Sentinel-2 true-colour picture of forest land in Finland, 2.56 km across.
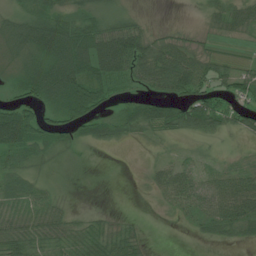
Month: July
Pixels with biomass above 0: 74%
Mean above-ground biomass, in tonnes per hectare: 39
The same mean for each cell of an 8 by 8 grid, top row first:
19 39 39 38 11 1 21 42
24 61 75 117 59 57 17 7
24 79 92 59 47 80 53 47
70 40 94 33 60 72 74 40
67 58 28 23 12 13 18 13
38 11 2 1 8 49 30 41
41 41 4 3 1 30 49 73
66 46 40 49 18 0 13 18
